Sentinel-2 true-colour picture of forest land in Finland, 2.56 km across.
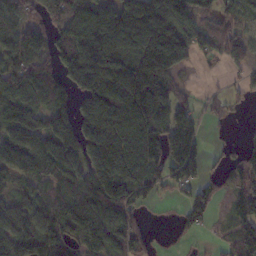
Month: November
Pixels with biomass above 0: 78%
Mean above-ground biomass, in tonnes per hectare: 119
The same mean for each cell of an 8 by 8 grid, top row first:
77 134 110 141 266 190 80 97
133 126 221 176 187 234 76 91
137 139 198 193 260 78 6 34
139 124 131 169 215 117 39 21
119 141 170 210 155 157 28 49
77 106 123 180 123 102 44 97
107 91 133 141 46 28 82 90
139 122 116 105 65 18 11 82
